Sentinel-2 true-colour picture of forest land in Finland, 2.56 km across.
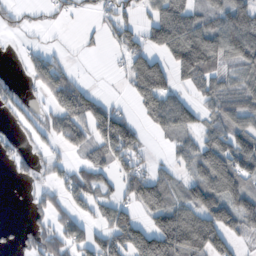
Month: November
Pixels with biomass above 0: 61%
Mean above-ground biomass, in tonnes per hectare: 81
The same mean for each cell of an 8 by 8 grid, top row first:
32 23 19 59 35 138 73 134
7 27 12 25 90 161 164 140
22 107 41 4 156 77 101 69
44 56 164 100 62 125 63 101
32 38 80 162 36 54 101 131
20 33 77 62 84 45 147 153
2 71 51 87 79 101 135 136
24 77 90 120 136 197 153 39
